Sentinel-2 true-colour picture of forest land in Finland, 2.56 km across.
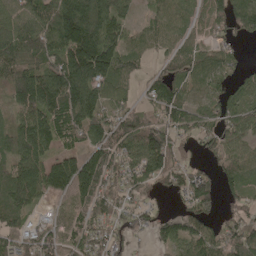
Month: May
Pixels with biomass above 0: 82%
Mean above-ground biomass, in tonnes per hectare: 90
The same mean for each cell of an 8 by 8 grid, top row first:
91 109 219 144 25 65 82 142
97 103 217 128 61 60 56 30
113 146 170 112 41 61 73 44
67 147 162 77 77 92 62 75
86 99 70 130 136 84 52 60
120 130 144 90 109 78 77 65
107 19 59 86 59 30 85 57
69 72 73 71 21 83 89 125
